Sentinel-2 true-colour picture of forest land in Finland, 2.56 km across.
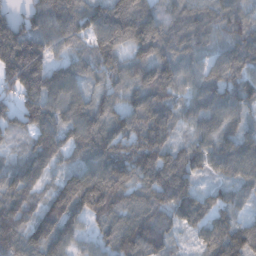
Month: December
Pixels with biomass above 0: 95%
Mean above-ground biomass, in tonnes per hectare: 103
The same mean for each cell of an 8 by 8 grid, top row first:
63 165 126 160 127 69 89 66
247 126 60 121 114 99 62 111
170 96 65 70 109 108 93 108
98 120 110 91 126 73 100 74
37 127 119 119 127 60 77 104
93 65 112 138 98 117 41 85
133 117 132 112 93 102 82 55
140 143 69 93 150 41 75 120
